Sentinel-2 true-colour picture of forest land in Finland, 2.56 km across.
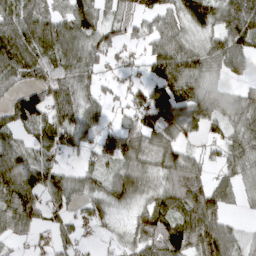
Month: April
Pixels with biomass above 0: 79%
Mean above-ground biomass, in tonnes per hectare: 73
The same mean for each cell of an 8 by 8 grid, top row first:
88 83 101 41 56 70 90 130
131 104 82 62 39 78 68 85
70 67 72 18 47 112 56 28
93 83 85 30 101 88 67 79
63 69 48 61 78 65 35 75
182 86 50 65 70 80 43 57
108 59 35 54 56 101 104 21
34 26 37 25 113 151 137 55
